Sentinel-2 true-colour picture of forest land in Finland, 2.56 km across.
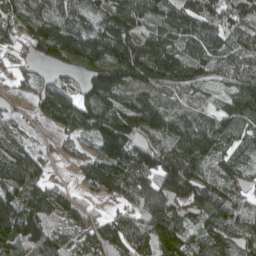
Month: April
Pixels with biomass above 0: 92%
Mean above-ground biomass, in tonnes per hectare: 124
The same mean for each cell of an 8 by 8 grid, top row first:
140 158 108 162 134 132 114 95
44 201 229 203 151 129 123 114
46 52 76 207 161 120 75 99
36 142 186 173 214 105 84 111
93 26 41 158 93 139 142 69
168 59 55 185 149 193 106 75
178 137 90 36 190 118 125 82
167 178 108 120 103 176 144 107
